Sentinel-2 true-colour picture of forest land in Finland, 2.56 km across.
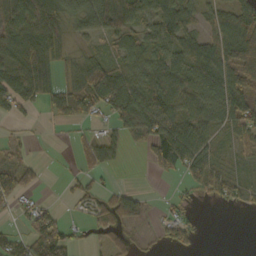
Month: October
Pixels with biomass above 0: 68%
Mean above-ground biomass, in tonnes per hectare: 50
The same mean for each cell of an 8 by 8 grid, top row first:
74 75 70 105 51 73 37 63
69 70 19 34 49 67 82 127
72 46 61 79 54 82 87 112
32 26 45 64 101 108 61 98
23 2 25 42 47 125 52 33
72 5 31 8 2 22 68 24
22 26 21 65 28 19 4 20
36 99 18 32 12 40 2 0
